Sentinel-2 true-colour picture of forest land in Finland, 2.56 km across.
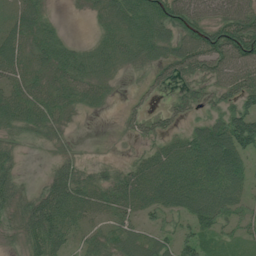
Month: July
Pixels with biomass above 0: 78%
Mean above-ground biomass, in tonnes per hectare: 49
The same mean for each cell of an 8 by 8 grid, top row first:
49 28 5 77 87 89 60 90
58 59 28 56 58 50 85 99
53 48 62 27 16 29 42 68
68 60 25 6 22 26 25 88
23 18 3 2 17 37 96 102
37 28 42 35 59 73 68 52
38 84 60 54 49 54 82 40
18 85 30 38 43 52 37 27
